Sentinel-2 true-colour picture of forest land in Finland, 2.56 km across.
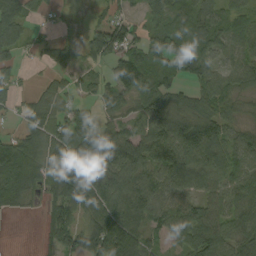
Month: September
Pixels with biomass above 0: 80%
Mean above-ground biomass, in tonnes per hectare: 75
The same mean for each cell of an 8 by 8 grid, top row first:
68 16 2 39 48 60 64 44
51 38 34 121 68 82 67 53
24 22 31 62 78 44 60 73
27 66 59 57 96 108 70 40
86 110 121 136 137 149 136 75
116 73 164 105 84 116 96 76
39 44 86 124 107 65 77 77
0 37 95 148 71 50 134 88
